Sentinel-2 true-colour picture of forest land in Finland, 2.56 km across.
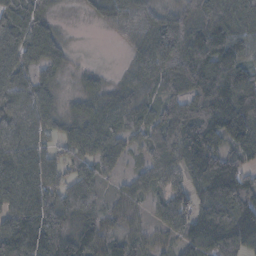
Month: November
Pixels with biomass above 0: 87%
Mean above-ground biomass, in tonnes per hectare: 79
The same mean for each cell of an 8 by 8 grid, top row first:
91 57 8 67 84 71 90 92
82 106 3 4 64 111 111 97
63 47 31 19 66 94 174 154
64 69 56 76 73 108 133 162
77 47 79 83 62 113 132 107
98 74 73 32 63 63 143 104
81 95 80 25 29 54 72 133
153 128 111 30 30 31 40 84
